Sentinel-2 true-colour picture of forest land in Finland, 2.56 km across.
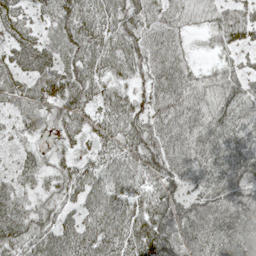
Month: May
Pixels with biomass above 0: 91%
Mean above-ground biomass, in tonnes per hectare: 63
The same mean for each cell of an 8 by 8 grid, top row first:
58 34 86 69 59 55 43 55
56 51 75 69 71 58 21 46
63 78 71 50 44 79 39 53
52 47 53 62 62 77 70 65
29 17 24 57 76 78 81 66
48 39 60 58 58 84 73 94
53 42 52 65 58 84 101 112
68 73 70 67 95 93 86 90
